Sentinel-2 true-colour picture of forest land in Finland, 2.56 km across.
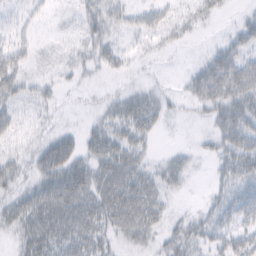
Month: February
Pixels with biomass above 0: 62%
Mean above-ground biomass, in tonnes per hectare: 28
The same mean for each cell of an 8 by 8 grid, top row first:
18 9 21 39 27 18 14 11
31 7 25 23 9 10 10 33
42 11 8 7 7 3 61 60
26 9 5 24 52 8 25 58
20 31 28 51 22 3 13 59
26 39 44 49 38 28 8 45
34 49 46 60 56 7 22 60
19 45 49 24 24 39 33 41
